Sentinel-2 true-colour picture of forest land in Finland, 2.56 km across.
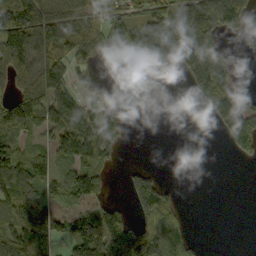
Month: September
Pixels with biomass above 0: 59%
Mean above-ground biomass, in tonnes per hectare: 79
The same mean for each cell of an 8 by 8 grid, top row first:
140 128 95 93 93 139 107 105
186 122 91 71 168 185 116 8
85 141 38 22 147 6 123 25
165 134 124 55 1 0 32 126
94 52 180 65 0 0 0 80
134 84 111 27 45 0 0 0
118 85 66 37 66 46 0 0
120 147 156 117 107 68 2 0
